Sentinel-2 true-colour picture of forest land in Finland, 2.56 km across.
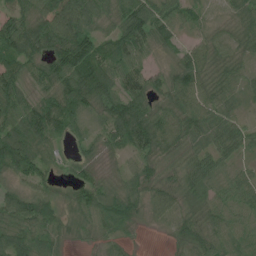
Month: July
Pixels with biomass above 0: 91%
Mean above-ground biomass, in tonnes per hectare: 50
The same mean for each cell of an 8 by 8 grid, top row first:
54 84 87 38 82 53 20 32
81 76 84 52 49 33 46 29
67 53 83 72 63 54 40 43
62 92 51 58 68 53 62 32
93 50 21 33 66 47 53 45
35 37 32 17 53 24 47 33
73 62 41 62 39 39 41 54
62 44 15 19 1 23 53 60
